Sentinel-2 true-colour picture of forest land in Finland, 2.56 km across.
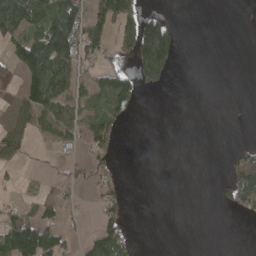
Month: April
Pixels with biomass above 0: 34%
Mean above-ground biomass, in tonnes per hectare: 43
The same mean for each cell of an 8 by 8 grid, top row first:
164 118 89 139 85 9 0 0
64 161 103 38 159 73 0 0
18 167 42 81 52 3 0 0
57 96 71 93 1 0 0 1
59 15 41 29 0 0 0 7
12 7 28 22 0 0 0 99
37 46 14 50 0 0 0 37
145 95 28 99 1 0 0 0
